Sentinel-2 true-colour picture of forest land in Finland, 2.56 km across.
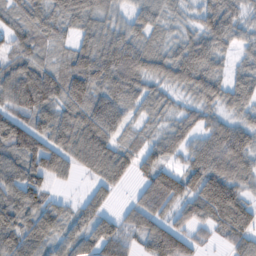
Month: February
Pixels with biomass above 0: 88%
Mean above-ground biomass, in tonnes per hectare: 79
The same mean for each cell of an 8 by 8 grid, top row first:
54 66 75 48 61 27 71 47
62 39 63 106 74 49 93 40
115 92 108 112 81 67 91 66
89 85 100 104 47 41 59 55
116 93 110 84 46 60 100 113
101 93 30 94 58 94 150 95
114 69 43 30 88 69 133 126
101 67 74 108 71 114 26 82
